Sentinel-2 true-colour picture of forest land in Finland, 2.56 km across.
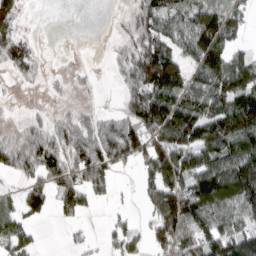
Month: March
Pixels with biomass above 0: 72%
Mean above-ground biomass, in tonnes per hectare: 81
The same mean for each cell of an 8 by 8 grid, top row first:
86 0 0 7 82 82 118 60
92 5 2 14 109 69 157 33
30 23 19 11 143 145 126 146
11 25 38 27 144 154 132 158
66 95 108 128 107 144 128 138
41 94 93 63 49 135 144 163
68 56 77 15 38 169 127 105
102 2 11 53 60 133 107 132
